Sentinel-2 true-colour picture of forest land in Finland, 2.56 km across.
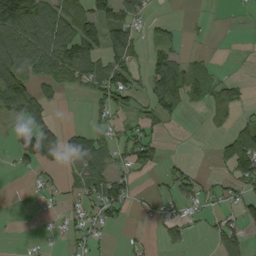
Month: September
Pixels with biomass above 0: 47%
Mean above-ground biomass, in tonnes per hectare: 44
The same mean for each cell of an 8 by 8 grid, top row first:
142 110 84 75 36 2 3 2
102 129 98 88 23 24 4 1
121 57 55 90 40 103 56 19
64 34 0 46 28 49 17 22
52 119 73 42 71 0 2 98
9 10 46 65 11 40 11 83
0 8 29 56 4 21 18 40
1 5 30 8 12 37 15 51
